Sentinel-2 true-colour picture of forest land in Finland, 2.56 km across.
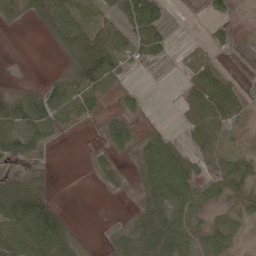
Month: May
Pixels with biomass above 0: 56%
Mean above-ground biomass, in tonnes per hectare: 31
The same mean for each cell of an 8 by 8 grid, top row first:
17 66 42 30 88 0 16 2
0 5 63 66 32 6 14 4
2 13 60 36 0 3 53 8
65 61 33 15 11 5 49 24
68 18 0 32 30 21 25 6
21 13 0 16 43 80 21 37
100 66 0 0 38 52 28 19
49 93 10 16 69 68 42 10
